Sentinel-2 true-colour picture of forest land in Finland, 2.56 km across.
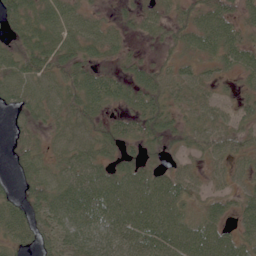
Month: June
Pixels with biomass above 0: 84%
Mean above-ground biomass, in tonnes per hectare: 47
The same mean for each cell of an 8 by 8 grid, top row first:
52 60 46 16 39 34 66 39
37 60 51 34 8 27 49 59
62 50 55 45 51 43 30 26
32 47 53 27 60 36 42 30
32 31 56 42 38 22 48 35
23 56 79 64 60 51 31 30
44 61 80 81 78 57 35 25
42 37 71 80 78 76 70 43
